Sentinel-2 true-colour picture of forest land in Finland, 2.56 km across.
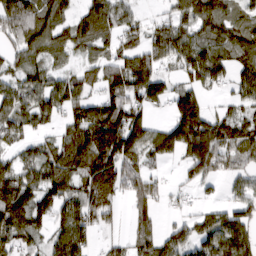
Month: March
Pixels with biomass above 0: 77%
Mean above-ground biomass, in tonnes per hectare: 88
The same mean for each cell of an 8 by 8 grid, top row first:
124 108 74 103 27 79 119 74
62 97 70 58 91 120 119 104
69 92 74 101 132 44 101 70
99 93 93 137 68 92 59 51
52 57 154 176 122 121 148 106
97 115 113 128 87 12 77 50
150 95 113 62 80 14 30 74
92 59 98 26 75 82 90 101
